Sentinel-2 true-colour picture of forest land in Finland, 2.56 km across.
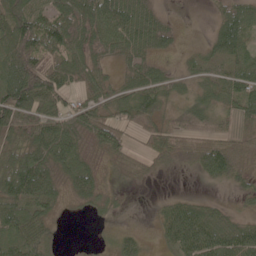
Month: May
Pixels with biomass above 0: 75%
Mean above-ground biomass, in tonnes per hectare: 49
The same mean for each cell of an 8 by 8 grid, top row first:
73 64 74 97 52 6 9 69
87 65 51 49 51 15 31 65
104 76 40 29 59 30 44 68
104 67 57 43 68 33 47 48
58 86 41 62 22 47 60 43
116 67 67 12 19 4 38 39
72 44 13 19 2 43 34 14
75 47 0 21 18 54 73 69
